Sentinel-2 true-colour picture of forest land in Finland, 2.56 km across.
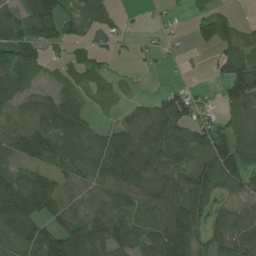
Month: July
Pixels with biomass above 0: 74%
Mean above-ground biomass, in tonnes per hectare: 69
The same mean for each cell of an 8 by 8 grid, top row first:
79 124 74 41 7 7 58 9
93 49 44 20 12 6 37 72
101 23 52 28 3 4 11 121
54 95 83 12 63 94 26 67
79 112 125 118 111 80 100 70
76 57 68 106 124 80 91 92
138 85 61 93 64 92 51 40
71 105 144 79 74 119 52 94
